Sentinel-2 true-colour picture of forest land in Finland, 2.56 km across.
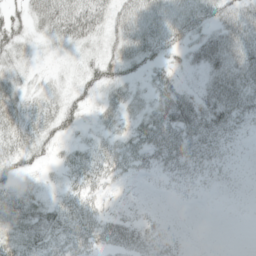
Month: May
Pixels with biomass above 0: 77%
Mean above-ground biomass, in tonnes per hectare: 27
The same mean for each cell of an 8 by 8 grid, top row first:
23 47 61 30 40 32 31 41
34 15 28 26 38 22 48 46
28 13 22 35 15 18 33 55
31 31 23 25 29 52 40 38
30 23 16 27 45 42 32 10
24 4 32 28 11 20 16 5
34 29 36 9 7 2 1 3
32 35 43 38 26 12 2 1
